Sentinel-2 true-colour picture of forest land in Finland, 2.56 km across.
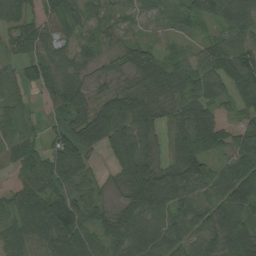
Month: August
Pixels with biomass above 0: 91%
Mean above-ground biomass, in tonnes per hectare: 64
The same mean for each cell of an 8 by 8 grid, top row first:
70 68 30 28 41 37 49 72
40 70 35 26 37 26 45 63
49 89 57 33 55 68 67 69
43 25 58 87 72 60 62 38
71 52 78 81 81 64 90 58
24 66 69 27 115 83 73 85
64 97 79 43 120 86 83 88
65 77 74 64 107 71 79 106
